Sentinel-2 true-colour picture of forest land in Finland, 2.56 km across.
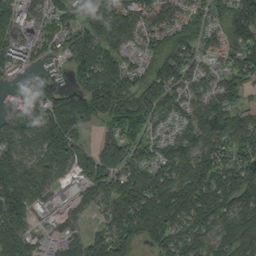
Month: September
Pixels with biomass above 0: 85%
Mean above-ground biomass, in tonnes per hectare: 100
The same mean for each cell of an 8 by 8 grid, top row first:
89 73 74 138 98 73 68 121
77 66 139 95 60 103 64 107
19 48 90 139 86 111 71 87
112 190 162 125 111 67 112 68
117 160 105 90 83 103 94 92
123 78 81 110 113 106 147 137
134 38 41 105 129 142 153 148
119 34 67 130 81 97 92 130
